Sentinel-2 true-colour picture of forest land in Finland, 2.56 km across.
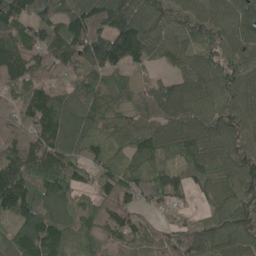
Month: May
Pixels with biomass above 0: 94%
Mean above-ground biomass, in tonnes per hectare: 102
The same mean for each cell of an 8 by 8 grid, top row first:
117 99 135 137 125 95 105 110
118 123 140 158 122 89 65 93
130 91 88 63 50 70 88 92
97 160 120 96 95 120 89 88
133 140 97 61 115 105 131 94
152 106 68 80 66 65 89 110
137 112 84 85 50 45 42 110
120 182 88 86 95 95 111 85
